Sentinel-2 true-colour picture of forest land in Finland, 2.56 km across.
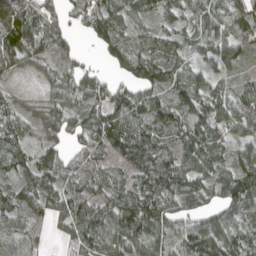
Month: April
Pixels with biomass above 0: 90%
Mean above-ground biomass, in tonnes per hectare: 65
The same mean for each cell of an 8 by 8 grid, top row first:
132 57 49 94 34 46 60 56
131 64 17 92 46 48 58 58
20 30 70 46 93 69 62 30
52 51 48 78 82 71 81 79
57 50 38 86 95 60 92 54
47 72 49 45 76 84 67 80
61 55 73 78 106 58 52 72
43 14 60 70 74 60 132 87
